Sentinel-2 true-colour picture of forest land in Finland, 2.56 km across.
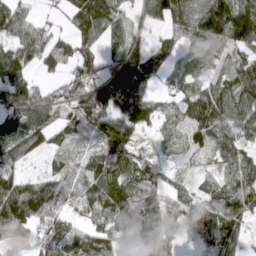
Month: April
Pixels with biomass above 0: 84%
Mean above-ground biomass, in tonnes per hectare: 68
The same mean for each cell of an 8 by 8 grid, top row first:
72 12 81 96 41 109 133 118
70 69 69 51 38 46 71 64
91 24 71 94 72 44 47 70
79 67 67 98 67 48 100 97
82 47 54 108 20 45 62 66
59 41 51 104 70 28 27 76
128 95 41 89 80 47 58 72
79 65 87 66 115 31 63 53
